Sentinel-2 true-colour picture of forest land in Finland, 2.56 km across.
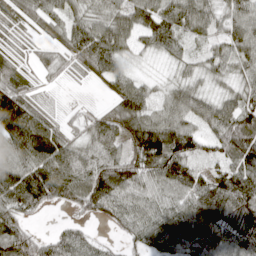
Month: April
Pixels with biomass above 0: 90%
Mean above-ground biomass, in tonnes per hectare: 74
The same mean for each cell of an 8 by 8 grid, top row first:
47 73 59 84 86 88 79 78
19 38 80 95 37 40 36 80
47 20 15 62 27 35 39 43
147 35 18 59 76 79 87 95
100 133 62 68 112 129 53 107
100 121 99 131 92 108 68 101
96 33 55 92 87 82 111 102
111 49 67 20 71 93 88 90
